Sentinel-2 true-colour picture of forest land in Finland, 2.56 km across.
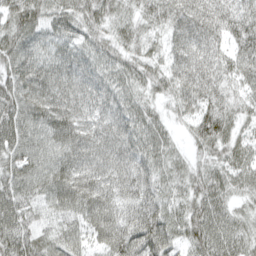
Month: April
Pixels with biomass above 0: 97%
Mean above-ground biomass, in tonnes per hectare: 64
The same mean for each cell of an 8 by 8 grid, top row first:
76 57 62 56 49 86 85 68
78 47 48 52 43 61 74 61
73 70 65 54 51 67 78 47
78 82 67 68 46 38 86 47
71 59 74 81 62 25 77 52
70 68 83 81 72 44 59 55
78 43 72 77 87 49 79 37
83 47 44 85 98 51 84 59
